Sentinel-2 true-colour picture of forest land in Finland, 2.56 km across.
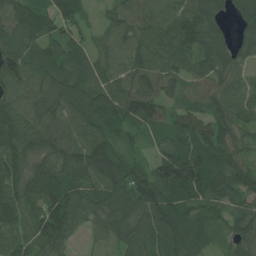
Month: July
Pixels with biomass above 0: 94%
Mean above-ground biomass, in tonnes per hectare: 90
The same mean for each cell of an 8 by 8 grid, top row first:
90 75 53 58 92 107 97 63
90 68 54 74 96 113 101 62
105 93 96 78 107 91 89 65
110 99 96 90 115 66 78 90
130 107 113 76 30 86 98 73
109 117 112 116 83 143 129 91
94 105 95 111 121 105 64 65
97 92 27 56 123 106 55 86
